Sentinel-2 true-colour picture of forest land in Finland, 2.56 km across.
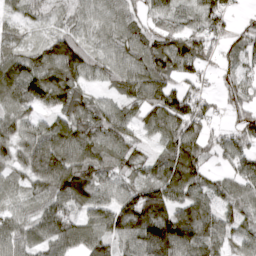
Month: April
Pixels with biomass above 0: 89%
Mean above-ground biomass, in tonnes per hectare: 86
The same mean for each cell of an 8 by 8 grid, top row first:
36 52 63 72 60 60 97 18
49 94 113 70 93 108 69 62
107 152 94 72 112 91 22 63
90 72 108 75 69 120 51 57
93 122 118 88 37 106 61 72
56 134 127 70 70 136 53 69
56 92 86 100 145 108 100 78
91 94 95 91 136 150 109 61
